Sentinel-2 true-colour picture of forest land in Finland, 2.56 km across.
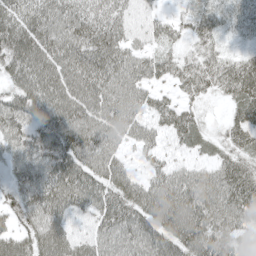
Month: May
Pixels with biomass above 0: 91%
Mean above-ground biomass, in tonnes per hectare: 57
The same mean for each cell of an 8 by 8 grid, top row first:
73 74 63 54 22 25 56 45
95 85 73 69 33 32 41 17
65 84 80 65 47 38 54 88
76 75 75 60 41 48 15 52
57 63 75 49 38 27 33 49
40 64 69 69 31 49 49 62
43 74 46 63 79 90 78 69
55 76 37 60 67 76 80 40
